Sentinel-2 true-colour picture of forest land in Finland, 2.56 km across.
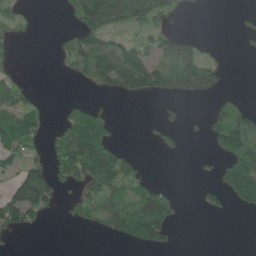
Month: June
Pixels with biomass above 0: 38%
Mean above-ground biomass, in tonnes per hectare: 40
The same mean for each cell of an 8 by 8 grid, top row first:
26 0 66 94 85 27 1 8
12 1 64 57 38 64 10 4
19 0 17 72 94 118 64 0
60 18 56 10 0 13 28 51
61 26 128 51 6 18 24 85
46 78 54 87 28 0 7 134
123 44 32 51 91 32 17 31
6 0 0 20 78 11 0 0
